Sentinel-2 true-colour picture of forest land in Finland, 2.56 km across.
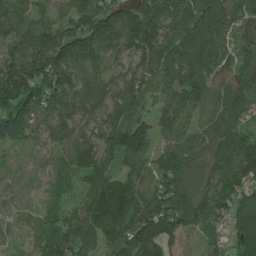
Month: June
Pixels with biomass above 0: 92%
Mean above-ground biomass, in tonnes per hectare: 117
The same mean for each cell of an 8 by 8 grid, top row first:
98 67 125 148 173 114 189 88
113 201 164 117 133 105 127 77
188 150 102 77 108 116 142 130
154 113 97 100 81 135 90 119
62 67 115 108 138 112 115 146
50 53 79 108 102 214 110 110
52 29 77 210 151 238 140 97
23 88 125 127 201 172 71 74
